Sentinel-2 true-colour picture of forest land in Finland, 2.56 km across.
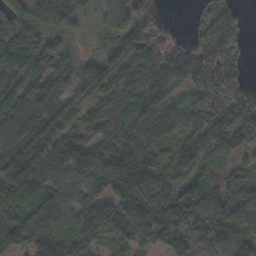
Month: November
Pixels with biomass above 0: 91%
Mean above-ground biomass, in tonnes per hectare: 114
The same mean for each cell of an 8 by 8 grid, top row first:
118 119 112 100 111 6 69 61
122 100 27 76 167 92 140 84
104 104 91 127 163 104 181 91
126 129 81 134 165 120 170 119
139 124 93 131 148 113 88 43
157 145 109 186 168 87 92 76
142 144 116 109 123 139 140 106
121 154 142 76 75 96 86 128
